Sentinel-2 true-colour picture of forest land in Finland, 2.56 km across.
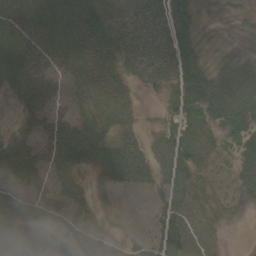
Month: May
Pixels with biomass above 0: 82%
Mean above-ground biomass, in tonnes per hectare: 41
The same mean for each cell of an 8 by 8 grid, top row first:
42 46 51 52 59 50 17 18
49 48 51 50 65 53 25 15
44 40 41 44 32 50 50 47
14 43 43 53 14 59 65 54
43 50 73 43 37 79 44 47
55 47 29 39 41 60 22 25
49 47 37 8 3 56 34 14
43 34 31 22 19 61 31 1
